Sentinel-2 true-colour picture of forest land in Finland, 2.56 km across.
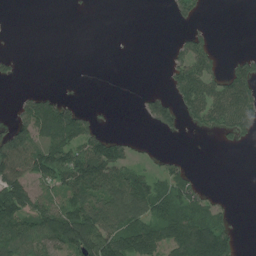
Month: July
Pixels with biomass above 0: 45%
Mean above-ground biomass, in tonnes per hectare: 59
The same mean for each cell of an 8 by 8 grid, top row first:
0 0 1 0 0 31 5 0
1 0 0 0 0 31 63 3
16 0 0 0 0 75 111 103
39 143 67 2 32 69 110 129
139 117 126 79 10 0 0 19
121 96 127 101 58 69 2 0
135 91 119 113 100 100 67 0
110 102 159 128 124 123 164 33
